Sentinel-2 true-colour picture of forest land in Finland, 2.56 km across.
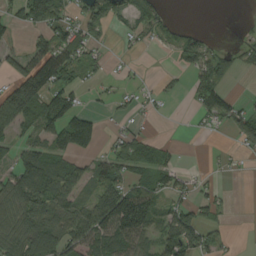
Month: August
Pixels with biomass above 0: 56%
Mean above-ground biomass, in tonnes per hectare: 65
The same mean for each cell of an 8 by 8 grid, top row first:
52 152 54 79 72 8 0 1
32 88 91 15 22 57 50 28
105 134 42 14 10 15 93 10
147 125 65 15 17 0 90 60
50 78 97 38 62 11 2 50
88 117 69 99 66 51 17 8
118 112 67 195 157 72 49 0
111 120 104 132 81 127 57 3
